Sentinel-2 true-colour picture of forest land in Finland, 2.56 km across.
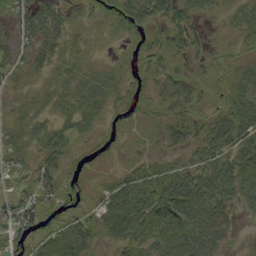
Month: September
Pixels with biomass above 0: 81%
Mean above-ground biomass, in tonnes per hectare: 31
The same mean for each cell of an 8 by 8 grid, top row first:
27 45 14 23 46 46 21 19
25 35 20 7 24 34 14 11
14 20 36 29 17 35 18 24
16 23 36 18 14 30 20 61
27 42 11 6 8 27 46 59
11 32 9 15 36 44 60 79
26 21 17 51 62 73 73 36
20 30 45 30 45 66 66 9
